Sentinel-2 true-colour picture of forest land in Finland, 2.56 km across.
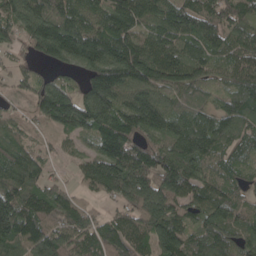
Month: May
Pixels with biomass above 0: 92%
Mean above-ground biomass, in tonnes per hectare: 124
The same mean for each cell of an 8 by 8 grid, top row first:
140 158 108 162 134 132 114 95
44 201 229 203 151 129 123 114
46 52 76 207 161 120 75 99
36 142 186 173 214 105 84 111
93 26 41 158 93 139 142 69
168 59 55 185 149 193 106 75
178 137 90 36 190 118 125 82
167 178 108 120 103 176 144 107
